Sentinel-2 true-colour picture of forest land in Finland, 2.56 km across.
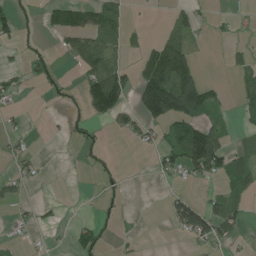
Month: July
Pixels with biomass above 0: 31%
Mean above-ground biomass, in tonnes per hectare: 33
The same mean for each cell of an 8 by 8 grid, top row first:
30 35 68 68 1 29 7 4
12 6 57 55 38 93 1 16
20 15 24 110 102 153 24 19
10 3 12 92 81 127 55 20
13 1 12 1 17 63 128 12
30 3 1 11 0 22 57 40
12 10 1 10 0 61 61 29
8 4 39 8 2 3 48 16
